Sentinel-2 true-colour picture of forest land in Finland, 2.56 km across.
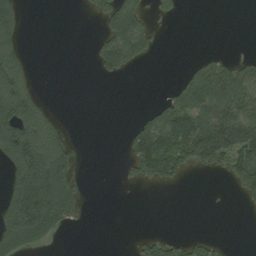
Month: August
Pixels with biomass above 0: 36%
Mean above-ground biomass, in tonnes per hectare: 67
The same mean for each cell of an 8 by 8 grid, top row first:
111 0 4 124 79 22 0 0
87 0 0 141 85 0 3 1
161 0 0 19 0 16 137 107
204 61 0 0 18 118 133 116
225 175 6 0 150 142 183 153
143 252 26 0 67 47 17 107
197 238 68 0 0 0 1 7
159 58 0 0 42 31 32 0
